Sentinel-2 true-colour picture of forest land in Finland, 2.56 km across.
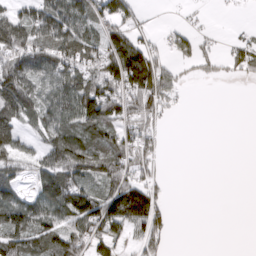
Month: March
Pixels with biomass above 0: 61%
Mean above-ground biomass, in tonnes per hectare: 59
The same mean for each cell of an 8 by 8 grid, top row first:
55 97 85 89 14 2 6 2
93 94 94 93 62 41 14 45
118 80 88 97 137 38 16 20
113 86 124 94 80 20 0 0
71 73 110 73 69 0 0 0
57 102 82 74 51 0 0 0
109 93 132 116 138 4 0 0
88 95 78 78 61 5 0 0
